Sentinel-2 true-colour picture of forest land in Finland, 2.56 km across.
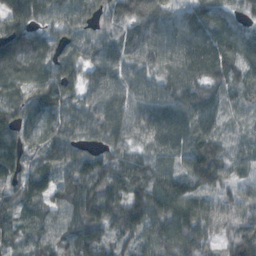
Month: November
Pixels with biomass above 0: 97%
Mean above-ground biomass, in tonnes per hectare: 97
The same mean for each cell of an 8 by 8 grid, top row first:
120 83 76 76 117 94 125 60
139 81 78 75 103 107 137 106
88 102 83 100 76 77 91 83
106 102 68 102 98 111 94 50
109 77 62 75 72 101 96 50
102 109 117 115 94 110 158 67
103 92 120 113 138 116 81 100
77 97 125 82 95 112 70 136
